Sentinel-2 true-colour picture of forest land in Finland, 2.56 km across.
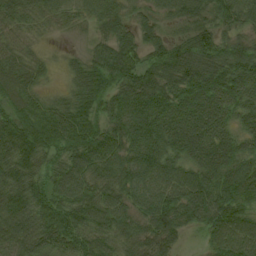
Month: August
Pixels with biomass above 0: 95%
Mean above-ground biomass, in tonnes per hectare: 77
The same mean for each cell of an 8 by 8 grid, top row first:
56 42 32 59 33 54 61 62
52 10 14 81 70 76 96 72
84 19 71 86 104 104 119 111
71 72 83 74 117 96 115 75
109 83 86 88 104 91 96 61
90 61 90 84 98 75 90 92
84 77 86 87 79 102 109 83
83 90 71 64 67 47 46 96
